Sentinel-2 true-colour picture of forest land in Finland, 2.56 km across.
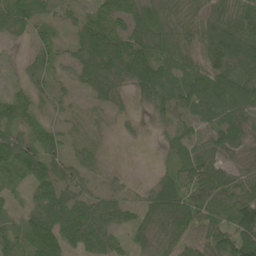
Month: June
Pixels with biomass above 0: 85%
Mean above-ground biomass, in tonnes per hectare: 62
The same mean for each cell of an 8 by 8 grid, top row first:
53 27 28 79 115 92 69 77
13 37 75 95 107 90 97 113
17 38 54 86 109 82 97 100
64 22 14 31 25 44 53 72
66 53 36 4 9 40 45 62
38 66 38 16 5 61 86 45
22 77 65 50 59 131 91 103
57 114 71 50 55 88 69 112
